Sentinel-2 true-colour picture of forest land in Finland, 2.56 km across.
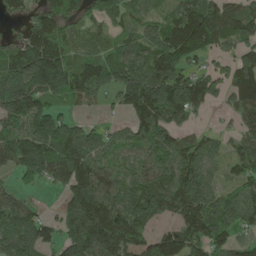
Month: May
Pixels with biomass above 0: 82%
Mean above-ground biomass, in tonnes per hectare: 121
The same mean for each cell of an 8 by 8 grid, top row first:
44 101 77 102 63 90 138 110
111 152 66 77 125 175 95 108
198 166 135 125 167 137 105 135
158 133 31 23 135 141 33 96
148 180 158 97 140 115 94 79
73 102 179 127 116 143 100 79
143 18 208 173 156 124 165 165
186 88 207 174 95 133 145 56
